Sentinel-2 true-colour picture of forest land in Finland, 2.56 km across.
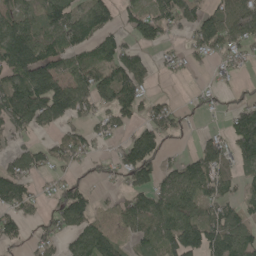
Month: May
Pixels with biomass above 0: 66%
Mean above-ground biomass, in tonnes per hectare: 87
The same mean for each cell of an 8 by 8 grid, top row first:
85 93 88 64 99 126 95 143
190 94 76 85 52 29 107 88
109 171 110 114 83 14 16 26
143 145 86 87 74 67 32 84
48 53 84 30 159 26 83 118
102 42 39 47 109 82 126 52
102 36 136 31 109 139 82 60
66 64 95 85 77 148 134 110
